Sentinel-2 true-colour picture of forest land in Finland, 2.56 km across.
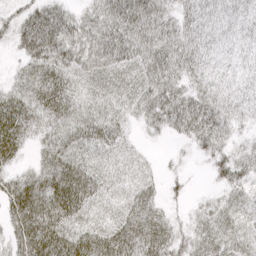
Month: April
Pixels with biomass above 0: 88%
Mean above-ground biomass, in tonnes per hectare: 37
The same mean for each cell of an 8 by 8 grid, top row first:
27 52 26 53 63 39 44 37
24 57 42 58 47 56 41 32
21 47 27 32 39 47 42 33
50 40 31 27 34 58 67 36
43 26 34 30 7 9 46 22
28 43 51 24 16 9 12 39
46 59 45 20 38 9 21 24
36 62 45 48 50 31 33 26
